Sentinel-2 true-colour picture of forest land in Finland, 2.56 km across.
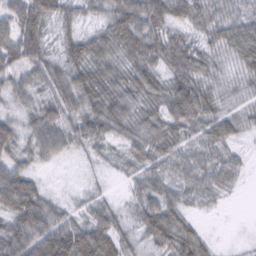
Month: February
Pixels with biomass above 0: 91%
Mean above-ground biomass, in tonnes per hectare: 43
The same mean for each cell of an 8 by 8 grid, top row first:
56 50 35 51 74 42 46 44
61 33 54 46 60 57 34 55
37 48 57 53 52 52 33 27
26 40 49 59 45 62 45 26
44 55 38 33 49 47 41 20
63 8 7 13 39 40 48 23
70 36 20 35 46 47 15 1
69 72 72 68 35 64 23 4
